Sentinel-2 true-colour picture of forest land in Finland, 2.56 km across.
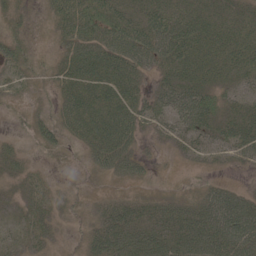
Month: May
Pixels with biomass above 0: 74%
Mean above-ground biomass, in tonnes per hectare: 29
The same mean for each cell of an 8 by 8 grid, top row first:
21 21 54 41 36 37 30 21
35 8 46 48 50 50 34 28
27 15 47 43 19 37 28 22
6 15 52 38 32 45 45 27
12 30 20 48 11 21 23 36
21 10 3 21 12 3 10 4
18 22 9 25 21 26 49 52
20 20 12 44 41 42 56 59
